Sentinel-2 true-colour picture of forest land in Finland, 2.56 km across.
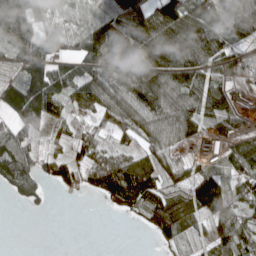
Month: April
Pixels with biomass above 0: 76%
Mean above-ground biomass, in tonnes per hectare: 81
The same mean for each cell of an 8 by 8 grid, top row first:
94 55 61 103 145 142 105 113
66 63 88 120 133 191 149 60
62 149 98 97 143 131 111 57
111 99 63 106 115 146 119 66
97 30 67 43 57 47 123 67
109 46 59 135 115 64 77 76
5 9 0 28 97 105 104 63
0 0 0 0 3 51 42 104
